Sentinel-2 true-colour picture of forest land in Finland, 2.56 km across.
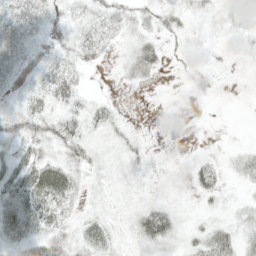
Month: May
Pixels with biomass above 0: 55%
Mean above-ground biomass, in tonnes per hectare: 16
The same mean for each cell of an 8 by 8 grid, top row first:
23 18 13 22 18 19 14 22
23 7 23 8 32 4 5 8
9 23 12 1 15 1 12 0
13 19 17 13 0 4 0 0
25 25 26 10 8 10 1 5
36 41 17 12 8 4 31 18
31 38 12 7 26 13 8 13
24 37 20 15 33 21 47 34
